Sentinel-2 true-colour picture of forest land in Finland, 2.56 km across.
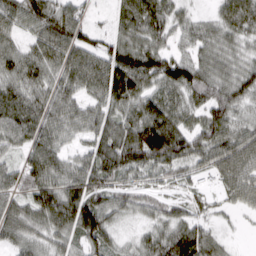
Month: March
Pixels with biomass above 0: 91%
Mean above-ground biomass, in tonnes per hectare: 78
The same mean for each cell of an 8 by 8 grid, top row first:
82 107 57 35 117 53 28 106
52 90 90 74 98 43 67 51
85 75 87 131 116 120 107 93
98 82 63 73 96 81 92 58
57 82 38 108 166 125 93 87
72 97 93 89 51 48 34 87
68 105 126 76 47 46 30 33
64 61 67 56 51 115 76 5
